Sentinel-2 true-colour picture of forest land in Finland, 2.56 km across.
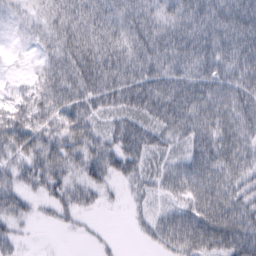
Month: February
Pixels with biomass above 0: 86%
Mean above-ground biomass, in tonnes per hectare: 49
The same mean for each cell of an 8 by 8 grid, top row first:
16 40 59 54 60 57 65 73
3 31 73 66 71 71 63 65
7 46 69 68 75 66 64 63
46 49 53 44 67 85 64 63
62 52 54 46 62 34 65 57
43 64 39 44 39 54 65 51
46 18 33 6 15 34 66 58
30 0 5 5 15 61 62 79
